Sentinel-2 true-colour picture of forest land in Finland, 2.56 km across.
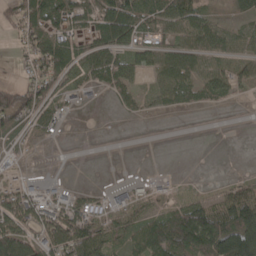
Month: April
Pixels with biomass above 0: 61%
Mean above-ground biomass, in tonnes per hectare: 58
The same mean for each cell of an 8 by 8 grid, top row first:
64 88 57 99 81 99 45 32
28 130 58 81 69 74 83 55
24 84 50 70 32 96 79 54
89 62 18 7 26 22 10 0
17 12 0 0 0 0 0 0
21 22 1 0 19 4 0 13
124 119 100 96 49 61 80 133
110 94 128 63 107 150 156 186
